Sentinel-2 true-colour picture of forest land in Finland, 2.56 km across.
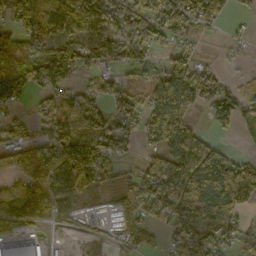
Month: October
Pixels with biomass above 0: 75%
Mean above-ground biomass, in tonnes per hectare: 89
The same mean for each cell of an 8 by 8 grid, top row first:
91 113 188 192 158 133 71 10
98 70 104 88 106 49 7 15
78 117 35 46 26 134 78 29
28 68 132 72 75 110 60 106
68 111 127 90 40 126 73 6
94 149 183 53 107 210 210 208
89 72 23 28 108 123 114 118
132 29 10 17 35 61 113 65
